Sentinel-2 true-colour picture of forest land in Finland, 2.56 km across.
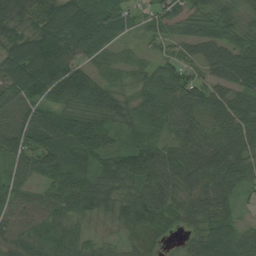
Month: August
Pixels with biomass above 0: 94%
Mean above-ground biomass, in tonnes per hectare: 70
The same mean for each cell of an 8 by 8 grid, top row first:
76 86 92 59 36 61 79 56
95 128 84 53 31 42 70 85
114 110 92 53 60 83 49 77
73 64 74 85 65 81 60 80
67 75 77 43 69 56 70 84
43 56 70 102 92 74 92 69
61 67 71 69 107 64 77 29
58 66 52 27 39 18 84 82
